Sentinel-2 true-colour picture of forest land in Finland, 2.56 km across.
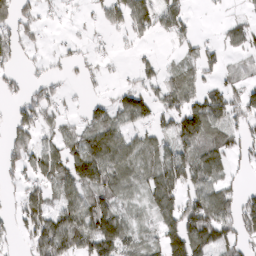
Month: March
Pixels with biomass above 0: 61%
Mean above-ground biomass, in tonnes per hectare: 50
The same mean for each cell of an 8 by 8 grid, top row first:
63 17 10 43 79 68 4 17
49 10 13 11 10 16 22 39
20 33 14 6 29 39 24 32
36 47 20 54 59 70 109 54
51 38 65 91 49 65 71 54
25 60 106 81 53 81 75 14
26 66 85 74 22 76 107 76
19 106 72 102 25 100 108 64
